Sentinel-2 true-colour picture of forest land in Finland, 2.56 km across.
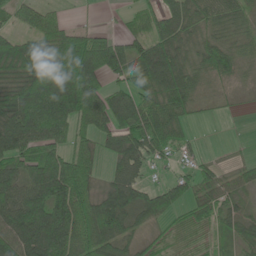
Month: June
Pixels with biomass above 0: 81%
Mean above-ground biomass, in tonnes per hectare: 67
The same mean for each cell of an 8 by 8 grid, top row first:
43 45 3 3 39 87 67 59
62 59 98 75 61 84 77 59
61 134 165 47 107 136 52 30
98 122 112 107 98 100 11 7
79 75 46 52 102 57 3 4
71 125 95 39 34 32 50 31
87 115 102 98 72 50 57 36
81 106 106 80 24 21 30 46
